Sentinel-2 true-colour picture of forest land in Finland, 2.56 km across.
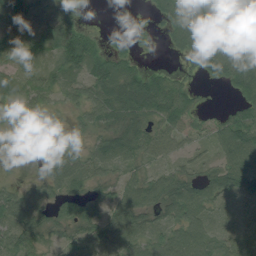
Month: July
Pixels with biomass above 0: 79%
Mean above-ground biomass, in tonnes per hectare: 50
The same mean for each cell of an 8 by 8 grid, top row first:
59 72 20 1 6 65 69 89
53 47 95 29 11 34 77 69
40 45 51 101 68 40 25 73
30 17 27 61 64 86 20 52
5 28 27 71 58 41 32 101
4 48 56 25 44 56 49 89
68 45 52 51 71 73 51 14
46 30 53 62 62 75 66 42
